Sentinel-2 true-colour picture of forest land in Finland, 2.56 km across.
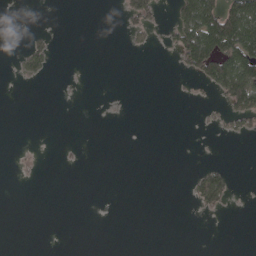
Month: May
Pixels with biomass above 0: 15%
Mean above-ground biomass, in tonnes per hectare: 19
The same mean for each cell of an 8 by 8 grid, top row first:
1 1 0 0 59 43 142 166
5 33 0 0 12 46 149 157
9 10 2 0 0 2 63 155
0 0 0 3 0 0 7 63
1 0 3 0 0 0 1 3
2 0 0 0 0 0 57 2
0 0 0 1 0 0 29 2
0 0 0 0 0 0 0 0
